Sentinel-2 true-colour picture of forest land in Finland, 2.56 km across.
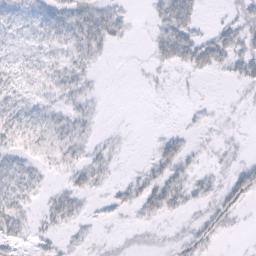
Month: February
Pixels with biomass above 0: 63%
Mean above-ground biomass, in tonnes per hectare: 15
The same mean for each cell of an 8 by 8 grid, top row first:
24 23 35 27 3 41 2 17
16 19 27 11 2 42 33 25
23 21 18 0 4 4 3 18
30 19 15 1 0 2 5 4
20 21 20 7 1 16 6 6
33 9 19 8 15 22 12 17
26 15 13 10 17 16 13 11
13 10 10 7 7 8 13 2
